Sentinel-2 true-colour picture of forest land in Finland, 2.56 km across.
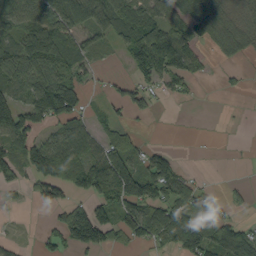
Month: September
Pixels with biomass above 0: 59%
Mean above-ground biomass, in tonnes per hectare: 67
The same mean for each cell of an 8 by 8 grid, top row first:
112 120 121 95 93 77 148 51
80 129 63 28 117 106 30 57
84 101 54 21 56 55 10 8
113 126 66 25 36 1 0 1
101 90 98 81 25 2 1 1
52 113 100 165 112 84 3 2
10 40 47 81 110 95 61 12
13 33 97 39 60 97 150 154
